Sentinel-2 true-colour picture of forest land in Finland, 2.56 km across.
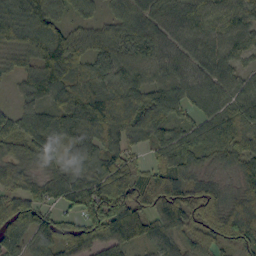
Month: September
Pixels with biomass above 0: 94%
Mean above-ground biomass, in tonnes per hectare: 78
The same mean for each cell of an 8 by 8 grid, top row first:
94 106 46 48 76 78 75 70
74 137 87 83 71 63 67 57
42 110 102 83 74 65 87 57
54 75 117 69 89 65 73 72
71 87 75 61 46 92 86 77
64 56 75 81 67 95 38 63
99 57 72 131 91 103 90 77
83 88 98 98 71 49 73 90
